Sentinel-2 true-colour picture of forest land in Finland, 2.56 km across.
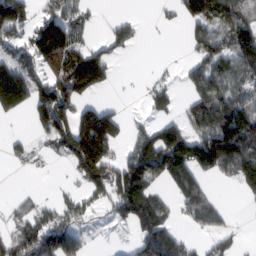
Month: February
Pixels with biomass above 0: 52%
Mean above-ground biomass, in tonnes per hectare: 91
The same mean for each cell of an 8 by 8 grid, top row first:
158 89 54 14 5 30 121 108
76 222 92 63 6 0 110 145
142 116 210 40 6 16 124 102
56 141 116 67 20 34 130 167
24 53 243 153 146 182 177 260
2 4 91 180 218 138 59 154
0 4 93 96 238 56 100 2
0 26 50 4 123 112 35 24
